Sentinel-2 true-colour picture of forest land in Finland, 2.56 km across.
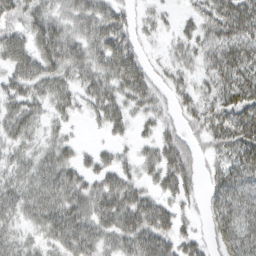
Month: March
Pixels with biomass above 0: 83%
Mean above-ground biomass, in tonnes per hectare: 47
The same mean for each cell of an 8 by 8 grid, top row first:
44 53 60 59 16 17 52 81
70 76 56 76 19 29 45 75
55 62 44 65 56 29 32 61
47 32 22 52 36 26 46 64
37 35 15 21 20 45 31 67
37 54 41 48 30 66 26 63
42 55 58 71 70 32 31 70
32 36 61 43 69 47 25 69
